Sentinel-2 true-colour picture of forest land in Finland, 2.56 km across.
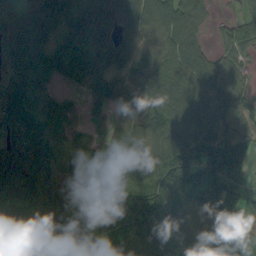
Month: September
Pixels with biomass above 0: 92%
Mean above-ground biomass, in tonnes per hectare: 115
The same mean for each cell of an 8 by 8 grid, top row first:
179 181 115 140 120 132 54 47
173 102 115 118 92 127 60 80
112 66 96 82 93 119 131 66
144 84 34 55 99 128 141 95
179 120 57 88 67 195 170 142
176 193 83 111 100 237 190 118
82 128 69 99 109 121 128 128
99 153 104 93 116 129 109 119
